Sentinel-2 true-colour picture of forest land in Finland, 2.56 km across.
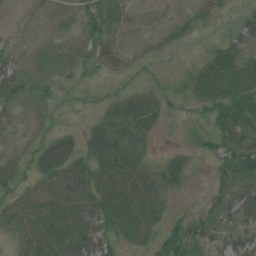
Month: July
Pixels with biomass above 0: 62%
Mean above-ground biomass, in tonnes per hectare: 28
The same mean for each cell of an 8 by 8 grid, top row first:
18 9 21 39 27 18 14 11
31 7 25 23 9 10 10 33
42 11 8 7 7 3 61 60
26 9 5 24 52 8 25 58
20 31 28 51 22 3 13 59
26 39 44 49 38 28 8 45
34 49 46 60 56 7 22 60
19 45 49 24 24 39 33 41
